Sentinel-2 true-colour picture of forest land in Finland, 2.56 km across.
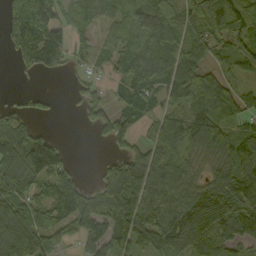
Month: September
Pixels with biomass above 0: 78%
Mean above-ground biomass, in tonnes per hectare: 77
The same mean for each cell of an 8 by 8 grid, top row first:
87 80 68 64 105 76 94 92
66 128 39 63 80 81 70 76
9 5 24 36 90 88 87 39
45 18 24 58 60 61 91 75
115 111 0 45 52 101 95 105
117 115 26 71 95 89 46 109
106 79 59 97 114 97 141 94
158 67 37 87 109 120 98 77
